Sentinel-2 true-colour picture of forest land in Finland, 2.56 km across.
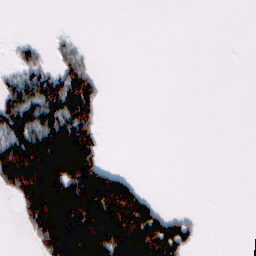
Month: February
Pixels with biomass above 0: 33%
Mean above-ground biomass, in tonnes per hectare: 54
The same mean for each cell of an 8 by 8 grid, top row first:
0 0 0 0 0 0 0 0
24 17 20 0 0 0 0 0
56 90 113 0 0 0 0 0
118 93 119 0 0 0 0 0
114 140 155 0 0 0 0 0
180 220 190 102 3 0 0 0
44 215 204 219 123 5 0 0
0 162 205 196 190 141 1 0
